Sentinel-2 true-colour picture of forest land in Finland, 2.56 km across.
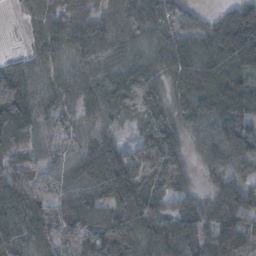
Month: November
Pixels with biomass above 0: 91%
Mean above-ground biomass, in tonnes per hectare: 79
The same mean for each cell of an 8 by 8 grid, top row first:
11 87 82 58 93 59 25 107
4 83 77 64 51 89 75 150
122 62 77 93 72 66 83 83
139 57 61 54 55 55 95 78
85 53 70 66 92 77 66 84
89 73 80 124 121 85 25 46
120 116 82 84 103 42 52 91
94 91 130 114 72 104 66 88
